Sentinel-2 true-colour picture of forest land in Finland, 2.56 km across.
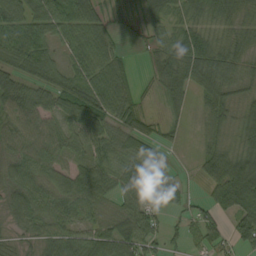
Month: September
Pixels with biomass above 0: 83%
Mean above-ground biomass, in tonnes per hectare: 52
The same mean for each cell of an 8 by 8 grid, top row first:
77 72 76 22 31 43 59 48
72 56 60 40 13 56 67 42
48 64 72 73 9 71 64 44
66 53 90 73 31 20 40 37
57 69 50 72 52 12 28 38
53 53 64 65 91 31 50 87
46 55 58 38 75 35 38 56
28 56 57 87 57 17 46 47
